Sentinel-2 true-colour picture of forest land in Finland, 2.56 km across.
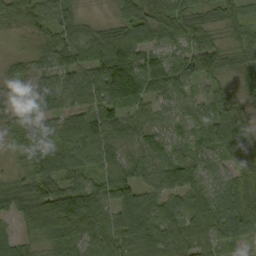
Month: September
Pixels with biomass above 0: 96%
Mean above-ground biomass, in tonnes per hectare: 86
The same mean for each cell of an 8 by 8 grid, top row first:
51 70 41 26 109 103 64 73
11 78 96 137 95 64 67 73
89 82 104 171 128 94 59 47
81 79 83 88 55 58 95 76
76 89 112 94 79 60 90 82
47 102 69 86 66 107 73 95
95 166 163 106 124 77 92 91
49 91 120 102 107 97 73 62
